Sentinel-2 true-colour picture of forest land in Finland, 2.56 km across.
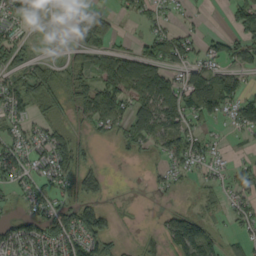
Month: September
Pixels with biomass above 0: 59%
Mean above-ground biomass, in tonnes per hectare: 47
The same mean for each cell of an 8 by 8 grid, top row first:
42 18 46 27 29 11 5 54
56 3 44 42 37 82 34 57
47 75 57 81 116 52 98 41
44 44 46 94 77 96 82 60
49 60 55 21 41 69 31 6
52 51 82 9 10 30 17 30
11 42 78 19 2 25 16 36
71 68 94 41 8 84 69 29
